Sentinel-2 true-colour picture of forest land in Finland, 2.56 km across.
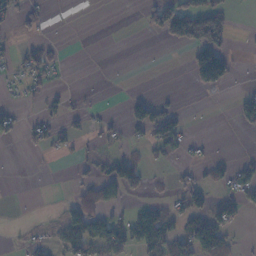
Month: November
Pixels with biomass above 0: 27%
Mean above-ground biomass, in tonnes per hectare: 27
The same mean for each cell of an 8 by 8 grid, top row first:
41 15 0 0 27 101 98 1
18 32 0 0 0 15 98 2
20 27 0 0 0 0 90 4
19 17 13 3 41 28 1 32
9 36 14 15 25 47 6 1
0 0 20 59 39 12 22 39
1 2 65 27 26 27 54 34
5 18 66 56 72 61 100 9
